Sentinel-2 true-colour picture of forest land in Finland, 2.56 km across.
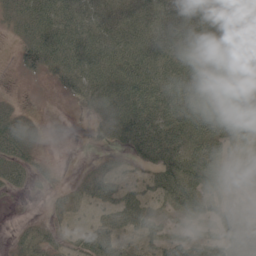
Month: June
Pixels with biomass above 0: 75%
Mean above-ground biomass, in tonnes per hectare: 47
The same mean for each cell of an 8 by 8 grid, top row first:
41 68 63 51 55 51 69 54
24 76 73 68 64 65 59 83
3 19 56 66 77 74 74 86
23 1 12 66 82 78 87 80
56 5 2 24 64 69 64 25
40 16 13 37 27 85 65 57
2 12 21 41 46 43 43 32
18 30 35 53 34 37 27 69
